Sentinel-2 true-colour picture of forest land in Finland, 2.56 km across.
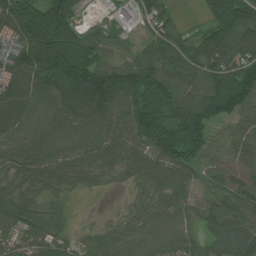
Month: July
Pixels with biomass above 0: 92%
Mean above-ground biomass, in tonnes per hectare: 84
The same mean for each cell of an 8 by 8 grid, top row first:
132 148 41 31 59 29 51 123
67 154 97 49 56 92 111 116
103 110 136 126 120 102 108 135
108 71 99 99 137 110 120 84
74 73 68 81 99 147 80 57
64 90 62 31 69 72 50 63
105 54 2 5 72 71 71 83
65 89 33 61 60 69 77 130
